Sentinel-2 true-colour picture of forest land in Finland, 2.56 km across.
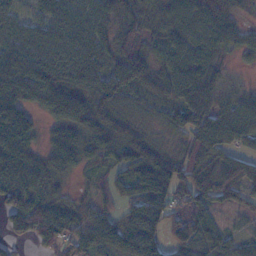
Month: November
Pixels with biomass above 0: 88%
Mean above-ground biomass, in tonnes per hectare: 72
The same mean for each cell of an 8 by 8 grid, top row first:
63 71 78 77 77 68 76 28
83 81 83 72 56 62 68 39
83 104 82 84 72 85 93 22
76 43 93 95 36 66 87 70
97 47 94 93 93 28 92 51
88 70 25 42 102 94 105 117
79 76 51 33 115 60 60 34
33 71 70 74 124 65 77 50
